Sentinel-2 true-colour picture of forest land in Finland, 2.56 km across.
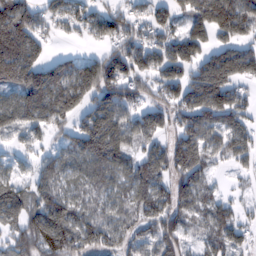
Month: February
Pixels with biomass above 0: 78%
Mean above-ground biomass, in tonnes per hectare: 99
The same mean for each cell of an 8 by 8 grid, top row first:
151 72 77 82 59 72 138 150
206 46 15 72 98 97 83 97
171 158 132 156 86 92 167 96
137 142 99 129 79 80 130 95
44 44 122 171 72 98 100 90
53 97 84 91 136 100 56 20
145 161 87 75 103 115 71 23
82 142 118 84 79 98 65 48
